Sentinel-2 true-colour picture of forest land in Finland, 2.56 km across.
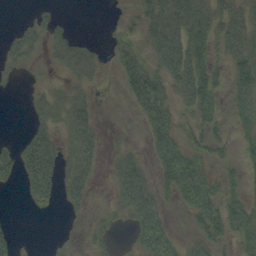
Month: September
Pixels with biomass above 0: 59%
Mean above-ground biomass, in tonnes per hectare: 33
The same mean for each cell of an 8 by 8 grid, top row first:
2 19 0 6 41 57 53 47
35 34 35 22 29 54 37 53
10 15 34 6 64 53 51 41
0 37 52 0 46 28 38 38
21 53 59 9 14 51 42 19
34 70 55 29 40 75 41 21
1 23 16 20 66 20 68 48
13 3 11 18 50 28 44 41
